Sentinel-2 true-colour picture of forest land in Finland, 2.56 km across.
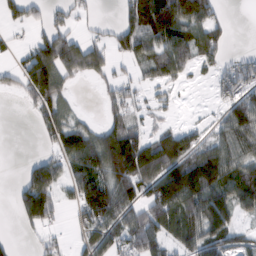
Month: February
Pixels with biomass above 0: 61%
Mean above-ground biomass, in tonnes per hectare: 79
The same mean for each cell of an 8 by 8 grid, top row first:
41 38 22 3 176 221 87 0
19 133 97 61 106 116 88 4
44 174 31 48 35 45 14 71
1 87 19 60 22 9 5 78
0 36 120 157 116 127 63 110
9 138 99 128 126 179 168 119
49 97 73 142 108 165 154 87
11 32 36 71 133 76 105 44
